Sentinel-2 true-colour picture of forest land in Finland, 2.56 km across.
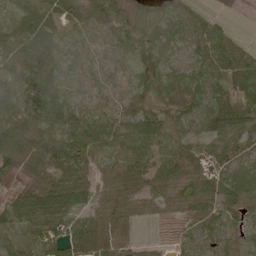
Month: May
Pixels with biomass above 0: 88%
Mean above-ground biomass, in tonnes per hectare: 46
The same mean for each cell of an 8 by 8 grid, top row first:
48 54 47 47 33 49 22 1
56 84 31 31 64 28 53 44
64 99 22 19 43 31 47 62
62 94 46 28 35 26 80 64
71 65 63 53 62 38 42 34
21 66 58 33 49 44 26 61
59 109 46 37 18 17 39 44
36 45 50 46 7 11 26 24
